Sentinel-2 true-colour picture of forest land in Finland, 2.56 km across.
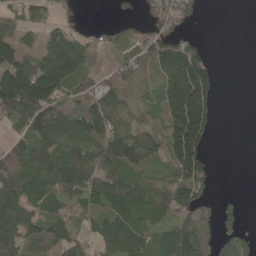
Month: May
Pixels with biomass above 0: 71%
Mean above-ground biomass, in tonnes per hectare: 84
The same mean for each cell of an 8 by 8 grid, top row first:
58 38 7 11 29 102 1 0
95 103 105 55 92 111 37 0
178 173 91 44 48 213 141 0
155 134 95 130 49 219 148 0
75 98 86 119 102 210 73 0
119 98 117 98 74 139 73 0
113 69 57 79 77 118 36 25
103 114 50 83 57 115 65 52
